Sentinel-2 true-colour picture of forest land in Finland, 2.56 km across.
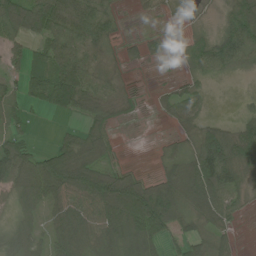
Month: July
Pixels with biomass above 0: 76%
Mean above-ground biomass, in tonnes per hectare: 55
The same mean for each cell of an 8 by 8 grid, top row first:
102 111 66 38 7 3 4 60
34 69 65 27 26 5 67 103
33 90 100 32 5 15 25 3
45 17 56 54 11 48 18 18
58 13 74 21 1 21 104 114
95 127 115 67 29 55 134 65
38 53 95 128 139 78 80 19
45 46 99 86 84 38 50 12
